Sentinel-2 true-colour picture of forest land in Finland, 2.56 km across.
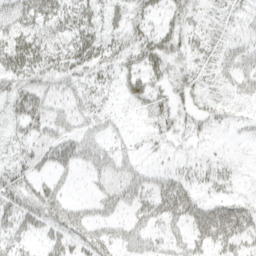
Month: April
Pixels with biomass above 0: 63%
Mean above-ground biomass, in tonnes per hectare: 29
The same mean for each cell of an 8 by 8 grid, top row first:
40 46 33 23 28 22 13 16
47 31 39 32 47 28 20 27
37 32 28 18 51 28 13 31
40 43 29 13 23 32 21 9
26 37 41 19 10 17 10 4
37 23 10 35 27 23 19 7
47 49 25 28 31 43 29 34
29 30 35 33 34 22 34 37
